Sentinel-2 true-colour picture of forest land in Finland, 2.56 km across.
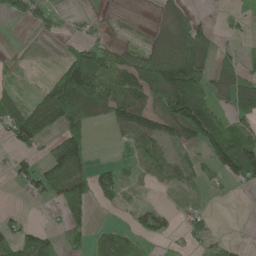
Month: May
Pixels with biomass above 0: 50%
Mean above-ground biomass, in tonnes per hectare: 52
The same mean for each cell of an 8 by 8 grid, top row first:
33 29 12 4 1 43 8 19
1 0 49 34 27 110 63 16
14 32 215 77 115 134 73 67
72 122 98 76 96 149 106 66
44 32 98 6 63 50 84 81
40 98 96 49 27 41 19 75
6 11 71 11 36 15 18 0
56 44 33 62 36 15 35 6
